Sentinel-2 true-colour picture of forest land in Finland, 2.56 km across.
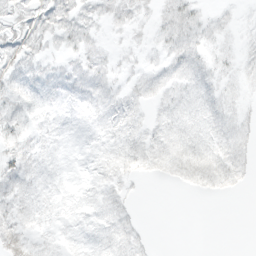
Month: March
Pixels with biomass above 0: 71%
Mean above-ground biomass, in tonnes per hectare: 8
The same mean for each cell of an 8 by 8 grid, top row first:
13 15 10 8 5 11 5 3
16 7 8 3 5 9 7 5
12 9 8 6 7 9 9 6
12 8 5 9 5 10 11 7
13 8 4 8 10 12 11 10
18 8 5 11 6 8 13 8
12 8 8 11 1 0 0 0
23 5 8 11 4 0 0 0
